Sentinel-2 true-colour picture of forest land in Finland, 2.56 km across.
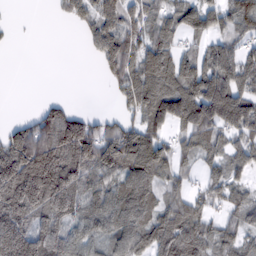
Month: February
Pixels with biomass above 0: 73%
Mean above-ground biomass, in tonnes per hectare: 97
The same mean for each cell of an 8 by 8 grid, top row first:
1 3 58 91 88 92 110 91
3 0 6 110 111 78 71 57
0 0 0 55 158 159 128 94
2 83 38 21 125 141 123 113
154 165 187 138 172 67 105 69
208 227 128 108 139 58 55 39
191 159 115 148 144 99 61 71
233 130 121 105 116 149 95 71
